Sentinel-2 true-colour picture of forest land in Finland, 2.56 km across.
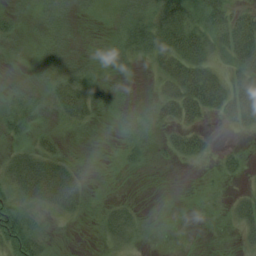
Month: August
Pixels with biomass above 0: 64%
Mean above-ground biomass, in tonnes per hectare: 22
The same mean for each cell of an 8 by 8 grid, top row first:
16 19 9 8 22 48 38 31
8 20 8 9 40 50 37 54
5 24 33 4 5 52 52 45
29 15 34 10 17 42 33 57
17 20 6 4 17 28 18 6
37 54 19 5 3 0 2 13
39 28 21 18 5 1 0 24
61 17 1 25 9 0 0 11
